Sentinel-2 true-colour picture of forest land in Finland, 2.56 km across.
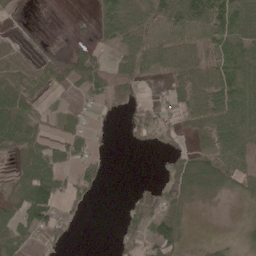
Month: May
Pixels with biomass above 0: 61%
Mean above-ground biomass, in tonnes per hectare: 41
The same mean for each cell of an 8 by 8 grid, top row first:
14 0 2 70 62 86 79 57
24 6 15 38 67 60 38 53
46 30 75 74 23 47 73 68
61 15 22 19 33 43 64 68
67 44 44 3 15 11 31 85
46 94 47 2 1 42 77 69
51 75 16 0 62 41 5 15
87 28 0 9 53 61 11 22
